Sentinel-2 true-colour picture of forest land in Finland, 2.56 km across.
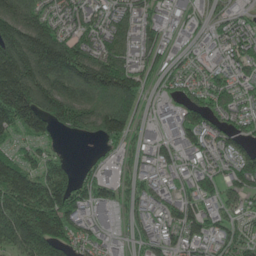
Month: June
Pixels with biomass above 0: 83%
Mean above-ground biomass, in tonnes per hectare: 105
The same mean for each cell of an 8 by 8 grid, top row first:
161 101 105 89 74 58 39 45
251 249 143 120 82 38 48 92
256 197 158 193 89 57 76 73
234 184 166 208 57 76 96 81
55 50 8 66 55 87 76 66
198 151 56 48 54 54 76 112
165 206 97 73 59 87 74 62
154 223 72 42 67 68 75 73
